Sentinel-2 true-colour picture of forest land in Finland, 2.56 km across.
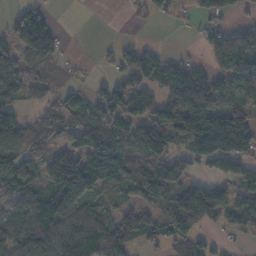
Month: November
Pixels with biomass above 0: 67%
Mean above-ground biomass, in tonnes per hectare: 76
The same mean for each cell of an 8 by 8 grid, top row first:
38 40 0 0 16 16 60 23
73 98 1 18 34 6 55 125
78 45 14 41 63 118 80 95
82 54 72 108 104 143 146 100
90 45 68 87 156 61 158 145
123 100 173 86 85 123 54 78
60 126 96 55 77 95 101 84
68 100 108 116 73 74 39 14
